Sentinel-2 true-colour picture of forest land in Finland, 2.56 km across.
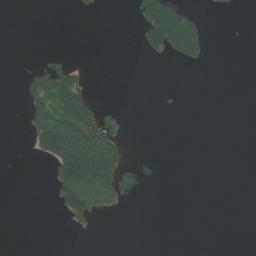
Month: July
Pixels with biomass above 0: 15%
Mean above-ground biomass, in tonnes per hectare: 28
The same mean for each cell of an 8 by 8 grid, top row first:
0 0 6 0 74 126 9 0
0 0 0 0 53 102 31 0
4 82 46 0 0 0 0 0
0 112 156 4 0 0 0 0
0 174 179 106 0 0 0 0
0 15 249 129 0 0 0 0
0 2 114 37 0 0 0 0
0 0 1 0 0 0 0 0
